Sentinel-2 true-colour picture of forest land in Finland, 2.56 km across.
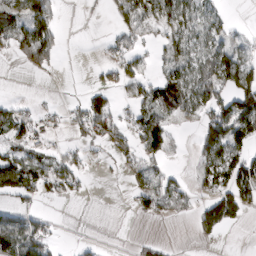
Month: March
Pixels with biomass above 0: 46%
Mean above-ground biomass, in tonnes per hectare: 45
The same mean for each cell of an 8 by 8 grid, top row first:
68 86 2 13 65 67 42 0
54 107 0 18 23 45 68 34
0 7 0 23 48 79 105 113
47 15 36 61 62 62 68 118
57 20 30 48 68 15 79 84
130 73 32 5 50 20 49 104
41 7 0 0 30 31 51 71
128 59 7 0 15 2 12 0
